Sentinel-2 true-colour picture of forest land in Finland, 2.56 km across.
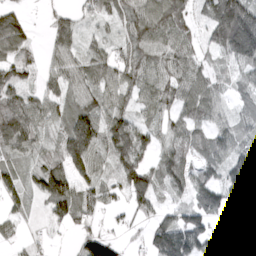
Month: April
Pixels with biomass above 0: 82%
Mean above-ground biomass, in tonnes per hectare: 82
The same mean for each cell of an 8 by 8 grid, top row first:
72 27 40 52 123 125 85 187
102 40 55 45 91 100 61 163
75 50 85 75 86 97 74 81
115 67 117 77 47 75 77 65
103 40 186 110 72 80 74 75
69 121 95 45 109 101 64 142
47 69 94 34 58 57 137 58
29 17 51 60 40 178 103 72
